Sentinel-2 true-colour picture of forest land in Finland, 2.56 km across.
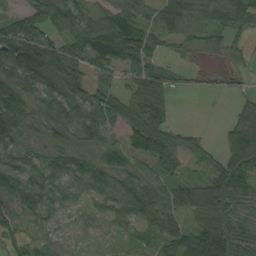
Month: August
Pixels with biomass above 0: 84%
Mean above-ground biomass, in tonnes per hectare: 70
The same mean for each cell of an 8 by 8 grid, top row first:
51 93 83 82 66 86 65 92
145 101 92 143 80 18 31 27
117 139 80 45 97 24 8 12
120 93 99 97 103 16 1 44
65 62 59 71 84 54 18 149
78 82 96 86 66 46 52 80
63 59 37 63 108 73 100 66
42 39 30 30 41 71 105 77
